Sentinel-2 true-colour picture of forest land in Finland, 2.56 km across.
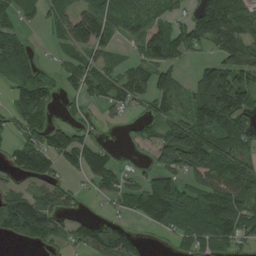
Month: August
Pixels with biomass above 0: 69%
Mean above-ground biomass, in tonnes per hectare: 71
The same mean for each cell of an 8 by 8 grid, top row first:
51 50 113 92 72 37 95 82
85 12 83 56 83 78 41 114
86 47 61 65 85 55 125 117
51 48 21 27 23 66 159 121
46 79 81 12 24 153 130 86
46 69 37 65 37 64 93 98
125 92 22 16 88 111 118 95
34 65 67 111 19 38 81 57
